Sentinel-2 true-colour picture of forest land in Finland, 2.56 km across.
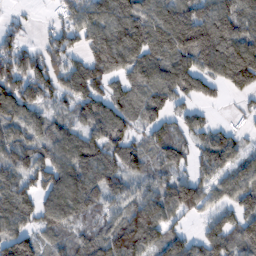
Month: February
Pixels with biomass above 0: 84%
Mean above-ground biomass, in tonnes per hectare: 107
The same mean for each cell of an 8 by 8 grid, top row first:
18 13 105 161 144 140 139 130
85 76 69 158 148 165 176 155
149 116 131 87 116 137 99 140
126 72 88 117 96 58 31 27
123 107 124 110 75 99 99 62
98 119 132 109 85 77 88 115
131 106 107 74 132 117 67 118
142 50 78 148 154 89 112 115
